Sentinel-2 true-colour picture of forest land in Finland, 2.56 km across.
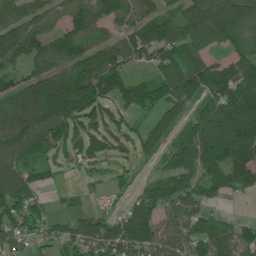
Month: July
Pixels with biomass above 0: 79%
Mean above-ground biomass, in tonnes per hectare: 96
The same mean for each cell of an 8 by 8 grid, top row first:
97 82 101 80 95 77 135 165
127 86 93 83 137 126 78 114
59 119 137 152 65 147 114 139
117 146 138 76 52 70 96 154
123 120 98 74 61 74 148 160
111 45 29 37 14 77 92 98
107 40 24 13 112 104 53 1
83 48 88 137 183 111 129 106
